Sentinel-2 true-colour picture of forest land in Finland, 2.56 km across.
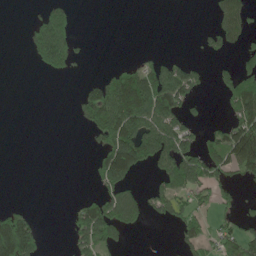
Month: May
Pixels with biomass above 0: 35%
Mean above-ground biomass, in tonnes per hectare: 60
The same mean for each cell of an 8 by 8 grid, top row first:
0 81 8 0 0 0 11 88
0 176 21 0 3 0 35 43
0 8 10 82 142 148 25 129
0 0 53 180 156 110 6 121
0 0 0 147 184 131 64 192
0 0 0 171 25 125 95 45
28 0 63 141 73 70 36 35
246 10 75 79 0 25 44 83
